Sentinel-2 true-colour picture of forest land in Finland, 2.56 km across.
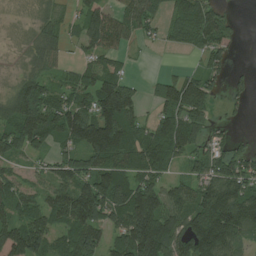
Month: July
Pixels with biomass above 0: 78%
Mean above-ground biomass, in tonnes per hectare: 92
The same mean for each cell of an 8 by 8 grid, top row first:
3 32 58 100 107 78 125 10
6 59 43 110 12 38 99 12
41 70 68 110 20 82 66 24
137 139 124 190 37 119 66 19
98 82 112 179 135 110 60 26
51 58 122 144 103 46 98 133
83 92 163 141 166 97 152 158
170 96 142 71 208 118 182 79
